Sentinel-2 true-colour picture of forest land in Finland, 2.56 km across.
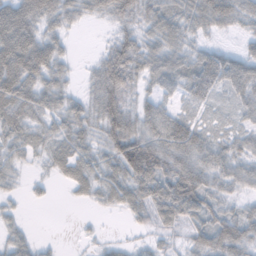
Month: November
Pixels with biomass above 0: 82%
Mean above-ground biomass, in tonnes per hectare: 43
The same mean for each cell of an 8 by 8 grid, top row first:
83 58 37 33 39 50 67 39
91 57 1 44 48 49 27 16
81 52 12 81 33 45 65 61
47 41 44 78 43 36 16 27
37 29 42 62 75 91 51 36
22 15 44 50 57 70 62 50
12 3 4 25 44 62 53 26
31 5 5 8 10 14 57 68
